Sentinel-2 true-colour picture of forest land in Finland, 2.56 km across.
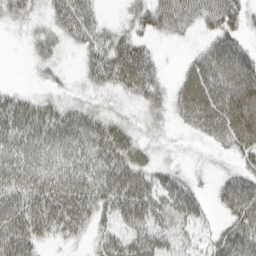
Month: March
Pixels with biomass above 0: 74%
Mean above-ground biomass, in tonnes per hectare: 35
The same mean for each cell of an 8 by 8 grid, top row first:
28 12 11 3 41 52 41 37
1 30 8 19 12 3 29 38
1 14 9 15 21 16 66 76
56 43 35 19 22 23 60 102
57 57 53 62 22 6 13 51
56 53 49 54 39 27 8 37
57 63 55 43 55 50 16 57
62 23 18 32 43 25 20 59
